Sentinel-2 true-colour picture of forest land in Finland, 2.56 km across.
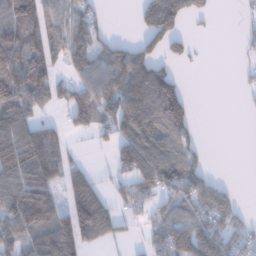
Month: January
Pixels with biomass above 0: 60%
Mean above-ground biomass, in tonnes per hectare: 84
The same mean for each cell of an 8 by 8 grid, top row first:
132 104 85 8 87 148 28 18
149 113 96 79 75 52 1 17
177 101 82 118 179 78 0 13
133 35 109 123 134 164 0 5
129 111 8 67 145 96 9 0
119 102 78 51 139 135 55 0
113 103 159 73 44 93 110 45
79 109 99 46 34 155 133 81
